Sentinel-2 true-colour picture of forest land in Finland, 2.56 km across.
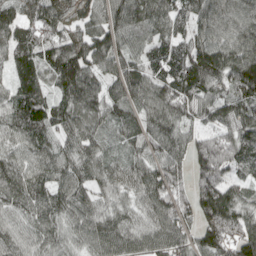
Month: April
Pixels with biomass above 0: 96%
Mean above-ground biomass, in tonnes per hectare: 94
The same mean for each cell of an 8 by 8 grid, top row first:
76 95 59 100 116 89 106 102
86 90 113 109 80 96 118 126
67 61 138 86 115 127 119 121
96 102 104 64 91 107 87 119
75 76 93 33 78 94 119 125
110 95 82 66 96 88 130 68
78 92 78 57 69 113 126 89
71 77 69 102 88 94 91 111
